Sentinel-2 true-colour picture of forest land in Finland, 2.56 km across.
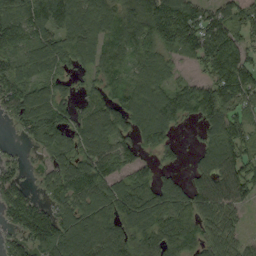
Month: September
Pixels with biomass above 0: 85%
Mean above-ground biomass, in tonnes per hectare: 99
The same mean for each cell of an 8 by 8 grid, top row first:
142 148 129 116 168 173 89 81
94 110 111 95 93 88 123 83
105 88 31 81 96 53 78 138
81 117 63 95 129 105 101 79
14 96 97 101 74 43 57 96
64 62 150 98 64 42 95 118
112 77 109 117 150 133 100 54
60 131 165 141 127 136 91 52
